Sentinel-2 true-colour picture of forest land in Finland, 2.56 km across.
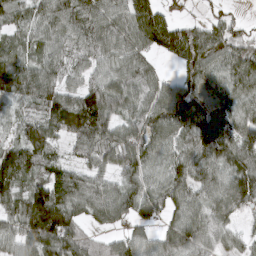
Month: March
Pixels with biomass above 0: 89%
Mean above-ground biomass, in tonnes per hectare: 90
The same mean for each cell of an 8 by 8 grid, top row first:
48 91 103 84 115 36 27 17
61 71 84 89 78 123 124 83
111 92 55 81 81 64 99 89
46 102 160 103 99 145 162 88
68 69 78 92 103 86 151 119
101 74 75 63 90 96 113 134
78 180 78 94 79 73 100 94
71 119 90 53 63 106 96 48
